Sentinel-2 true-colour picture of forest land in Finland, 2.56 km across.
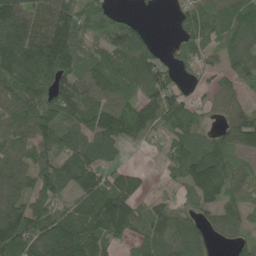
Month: June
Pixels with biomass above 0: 81%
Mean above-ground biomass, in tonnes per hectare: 92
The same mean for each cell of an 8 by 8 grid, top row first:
134 124 104 55 14 37 108 117
151 194 95 105 72 50 62 89
123 122 104 119 107 47 37 58
93 126 141 133 120 98 33 66
70 102 101 101 32 73 76 82
98 116 129 67 23 58 168 67
85 88 94 163 62 72 76 66
140 150 154 83 78 89 54 55
